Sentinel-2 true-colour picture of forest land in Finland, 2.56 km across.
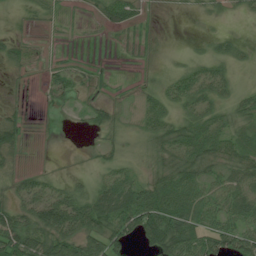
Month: July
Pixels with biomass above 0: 66%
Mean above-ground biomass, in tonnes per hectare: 34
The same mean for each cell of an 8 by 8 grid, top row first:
3 13 3 30 11 2 11 13
28 6 0 2 7 1 13 20
2 21 19 5 12 37 56 10
11 4 12 21 43 36 42 44
27 1 1 22 26 62 61 39
23 17 11 34 25 61 41 50
54 90 73 84 96 72 56 58
89 78 65 62 48 84 63 57
